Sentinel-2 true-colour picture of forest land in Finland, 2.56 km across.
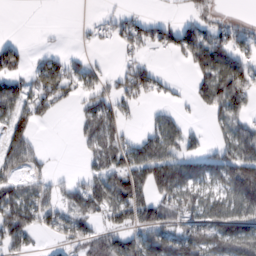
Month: February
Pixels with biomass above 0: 55%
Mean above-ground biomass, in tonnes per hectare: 56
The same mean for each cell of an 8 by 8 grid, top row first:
0 3 0 19 23 13 31 11
37 15 5 11 40 64 88 56
54 90 47 32 88 10 84 80
77 31 35 69 13 24 40 50
95 5 20 62 67 67 27 107
55 35 23 94 106 114 65 123
124 73 69 94 95 81 67 82
79 13 50 56 79 99 112 121
